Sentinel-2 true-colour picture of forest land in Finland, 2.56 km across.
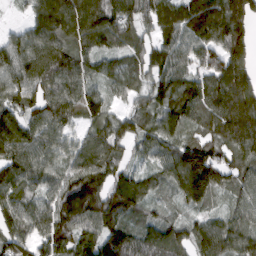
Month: March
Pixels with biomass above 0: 93%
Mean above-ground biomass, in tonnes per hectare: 111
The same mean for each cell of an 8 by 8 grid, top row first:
13 178 172 105 92 87 137 182
91 131 104 71 83 93 108 142
107 153 113 78 75 111 119 178
95 107 116 65 79 109 117 206
151 104 83 103 74 109 111 135
125 94 149 96 63 116 162 89
104 118 179 135 85 42 57 73
105 121 119 150 115 105 113 107
